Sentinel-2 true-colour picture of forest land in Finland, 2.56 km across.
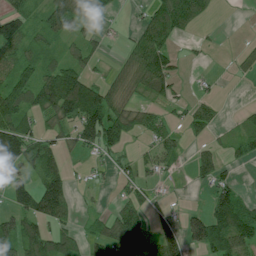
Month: July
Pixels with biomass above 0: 57%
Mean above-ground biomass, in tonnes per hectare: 57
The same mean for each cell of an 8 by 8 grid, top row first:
71 77 78 19 32 121 28 1
76 51 38 5 97 24 9 12
114 88 110 44 89 42 8 10
132 90 151 119 50 17 35 16
149 48 60 85 17 38 20 44
50 49 7 21 27 12 49 16
67 13 6 23 61 13 56 96
131 101 44 88 82 79 146 96
